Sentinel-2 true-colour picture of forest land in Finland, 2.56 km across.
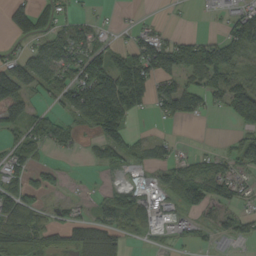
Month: September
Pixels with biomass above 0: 60%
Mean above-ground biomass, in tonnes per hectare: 56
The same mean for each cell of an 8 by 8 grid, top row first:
94 63 21 5 9 2 3 63
24 65 88 43 76 96 96 73
124 79 92 119 105 65 79 66
66 39 68 150 32 91 32 94
51 52 21 80 31 19 3 43
55 37 3 7 11 61 73 43
74 29 19 68 63 49 58 40
102 59 82 84 19 27 28 55
